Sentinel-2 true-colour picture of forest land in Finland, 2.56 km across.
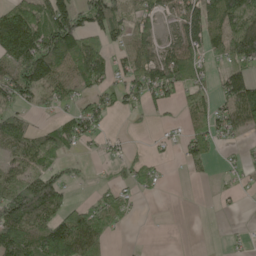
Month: May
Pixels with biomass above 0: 60%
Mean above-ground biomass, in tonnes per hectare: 69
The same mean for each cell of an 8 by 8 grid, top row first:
126 117 84 93 56 60 111 130
189 141 128 42 63 73 81 124
122 117 81 54 86 128 50 117
48 25 73 52 39 23 77 116
104 88 43 14 6 23 63 19
79 97 15 18 45 1 20 16
194 155 49 73 2 0 4 6
140 174 141 19 0 0 5 8
